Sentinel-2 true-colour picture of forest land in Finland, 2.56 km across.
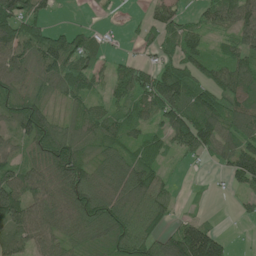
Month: June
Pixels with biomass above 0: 76%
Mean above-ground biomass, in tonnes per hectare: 71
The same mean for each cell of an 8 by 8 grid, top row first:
92 31 1 7 21 58 62 104
94 100 72 11 23 70 42 79
67 55 81 64 77 111 64 89
80 61 56 60 60 100 106 83
46 135 86 70 65 64 82 85
83 99 106 95 99 9 4 91
130 112 112 109 98 23 4 18
79 78 55 83 95 114 129 1
